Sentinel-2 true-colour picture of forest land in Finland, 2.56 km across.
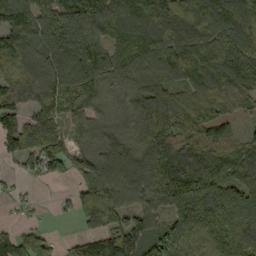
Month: September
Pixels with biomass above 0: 87%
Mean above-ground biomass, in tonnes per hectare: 117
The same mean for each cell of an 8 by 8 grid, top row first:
184 146 174 128 152 183 179 158
160 174 180 95 149 161 151 154
76 152 193 108 123 98 118 125
92 106 114 65 122 154 115 61
111 115 56 94 129 118 92 64
23 68 75 124 136 149 129 120
16 4 70 138 62 113 180 191
110 70 37 60 69 122 127 174
